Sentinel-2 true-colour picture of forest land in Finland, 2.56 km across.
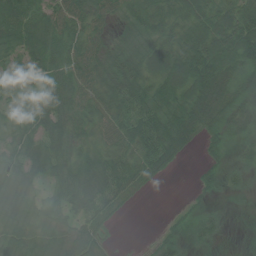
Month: July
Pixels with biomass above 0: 84%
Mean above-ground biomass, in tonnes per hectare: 44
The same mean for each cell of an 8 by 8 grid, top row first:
50 45 46 32 54 51 64 68
43 54 48 38 56 52 85 88
42 39 51 62 62 77 96 54
30 49 46 52 55 65 63 59
35 48 40 48 64 63 16 30
36 41 63 57 39 6 21 24
40 36 43 32 1 2 15 10
47 38 43 6 1 30 28 4
